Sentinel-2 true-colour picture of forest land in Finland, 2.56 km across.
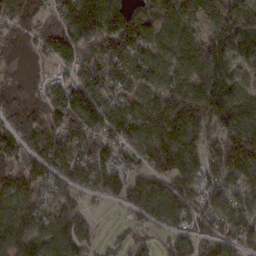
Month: February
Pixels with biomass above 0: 89%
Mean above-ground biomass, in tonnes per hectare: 123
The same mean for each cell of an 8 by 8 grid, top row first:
120 70 205 168 131 94 100 166
30 118 183 178 110 131 142 157
13 57 131 138 95 103 191 75
83 140 179 108 135 197 194 129
110 126 132 126 124 166 129 222
109 82 107 116 121 178 146 156
121 92 92 18 147 175 128 112
136 102 119 15 50 95 155 106
